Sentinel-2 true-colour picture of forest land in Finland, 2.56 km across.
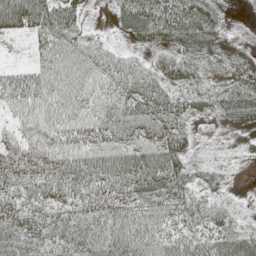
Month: May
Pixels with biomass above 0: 90%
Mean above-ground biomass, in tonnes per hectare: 46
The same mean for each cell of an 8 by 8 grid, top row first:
103 73 33 17 73 72 44 3
3 38 39 17 23 48 50 25
46 48 45 42 54 40 24 29
34 46 43 52 72 52 26 60
38 42 51 53 60 59 10 19
62 71 79 90 96 74 29 4
45 49 43 50 42 46 29 7
41 38 48 62 56 50 44 61
